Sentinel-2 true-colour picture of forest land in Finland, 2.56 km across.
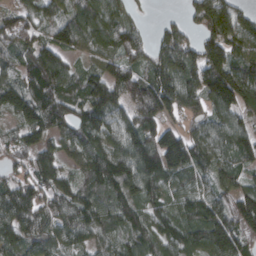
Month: March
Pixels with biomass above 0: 90%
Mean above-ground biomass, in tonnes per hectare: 112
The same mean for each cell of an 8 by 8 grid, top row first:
83 70 116 100 20 16 153 109
98 104 69 86 82 172 137 94
94 192 86 131 133 150 188 187
115 149 97 139 168 100 91 108
83 70 108 108 158 168 107 115
62 105 72 153 159 93 72 73
147 103 120 124 108 99 132 152
108 103 80 77 117 108 151 128
